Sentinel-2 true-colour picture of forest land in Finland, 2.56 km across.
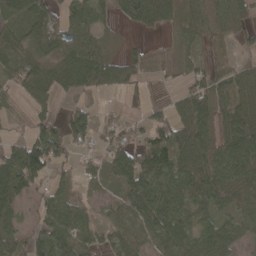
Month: April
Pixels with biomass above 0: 77%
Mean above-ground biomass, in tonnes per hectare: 59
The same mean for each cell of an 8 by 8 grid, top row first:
39 58 46 25 79 46 59 69
48 45 64 19 14 20 35 29
50 52 87 78 21 14 61 57
33 28 57 18 17 65 84 89
42 106 50 56 65 105 90 122
84 64 32 55 121 87 113 82
36 66 46 29 88 80 79 62
62 80 73 57 66 73 74 50
